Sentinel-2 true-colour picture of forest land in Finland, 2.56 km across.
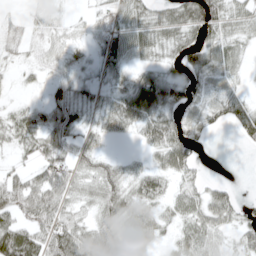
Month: April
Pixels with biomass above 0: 75%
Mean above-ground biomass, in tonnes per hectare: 36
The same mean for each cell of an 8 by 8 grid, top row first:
20 20 8 48 38 53 65 43
23 28 13 52 36 32 40 26
7 22 18 25 46 38 38 16
21 40 30 50 72 37 35 51
29 46 41 7 23 55 7 14
30 51 34 40 36 34 11 1
53 64 22 45 39 33 52 25
82 66 67 52 39 22 44 25
